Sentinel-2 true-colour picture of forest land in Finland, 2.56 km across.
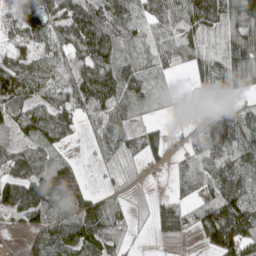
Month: May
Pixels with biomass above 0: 79%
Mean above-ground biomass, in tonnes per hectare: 76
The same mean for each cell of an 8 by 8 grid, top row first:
38 110 149 112 65 85 122 123
35 56 111 132 56 60 40 111
148 88 157 136 86 8 70 73
80 79 84 96 25 7 61 71
64 53 9 67 72 9 104 127
92 70 32 9 6 36 91 103
90 111 95 70 5 65 99 184
6 90 107 54 1 28 72 177
